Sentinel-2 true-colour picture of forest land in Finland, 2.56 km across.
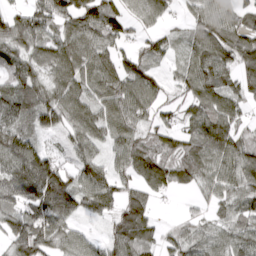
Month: April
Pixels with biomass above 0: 85%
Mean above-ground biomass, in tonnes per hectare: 85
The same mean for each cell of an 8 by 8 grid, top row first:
72 112 120 95 74 26 104 75
95 88 99 76 47 34 111 112
83 72 84 89 100 42 105 82
97 94 85 92 72 49 107 52
124 27 72 62 76 70 127 81
152 182 80 77 110 82 84 100
96 163 91 76 100 6 36 78
92 89 62 77 87 51 69 91
